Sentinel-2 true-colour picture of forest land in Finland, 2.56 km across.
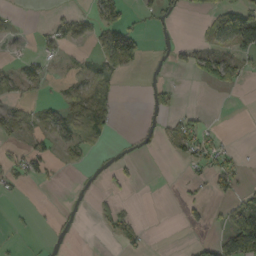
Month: September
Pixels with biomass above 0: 27%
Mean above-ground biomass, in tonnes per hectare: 23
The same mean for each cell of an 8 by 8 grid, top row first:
6 9 26 61 14 20 29 105
4 16 17 120 38 15 30 56
32 20 18 26 3 5 45 33
35 34 60 32 4 20 5 0
14 23 47 8 5 30 29 2
23 19 1 12 2 1 20 27
3 1 1 20 0 2 21 58
3 3 1 10 17 0 20 137
